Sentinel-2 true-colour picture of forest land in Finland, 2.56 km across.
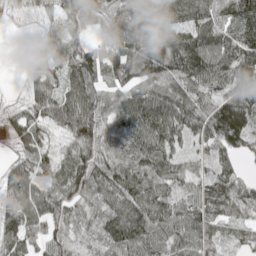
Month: May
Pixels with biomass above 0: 91%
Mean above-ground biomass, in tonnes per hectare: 75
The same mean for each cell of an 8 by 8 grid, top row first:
13 37 73 62 65 84 82 115
0 68 63 41 69 108 119 122
2 68 89 65 82 90 98 98
35 68 120 72 114 104 96 163
38 45 94 77 94 66 68 80
71 59 109 90 88 59 51 51
82 86 64 83 91 68 75 61
84 71 47 80 96 75 73 39
